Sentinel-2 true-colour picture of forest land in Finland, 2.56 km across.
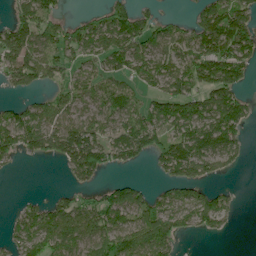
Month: June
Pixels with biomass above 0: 65%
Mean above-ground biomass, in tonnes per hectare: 70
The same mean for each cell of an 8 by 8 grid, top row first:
59 79 18 77 46 15 92 99
128 72 84 90 70 63 108 109
70 52 43 59 62 95 114 79
62 71 57 74 74 92 95 91
88 91 154 88 100 94 107 62
6 0 66 15 5 81 55 9
19 64 73 99 79 82 95 15
60 97 87 114 113 58 13 0
